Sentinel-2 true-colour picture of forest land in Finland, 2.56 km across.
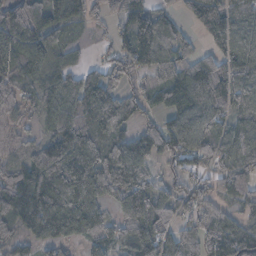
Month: November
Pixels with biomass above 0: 85%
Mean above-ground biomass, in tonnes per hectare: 91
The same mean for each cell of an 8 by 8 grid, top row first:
139 139 74 43 115 41 136 93
110 107 31 49 144 99 58 128
77 79 78 63 34 94 139 134
68 87 135 148 64 100 109 93
45 89 137 105 72 97 81 94
71 130 134 141 70 56 55 67
125 134 109 51 141 65 65 38
59 73 43 63 130 88 95 85
